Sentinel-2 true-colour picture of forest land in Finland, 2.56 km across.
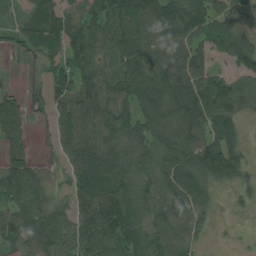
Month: August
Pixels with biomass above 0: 87%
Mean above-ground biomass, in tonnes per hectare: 79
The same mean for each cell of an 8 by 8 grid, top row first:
22 99 74 87 92 94 82 51
22 71 95 74 83 73 35 80
7 59 94 94 107 99 81 78
68 51 109 112 94 108 127 68
44 15 114 94 87 102 112 58
109 30 105 103 80 103 110 76
98 99 90 125 71 94 47 22
83 106 108 106 65 82 15 6
